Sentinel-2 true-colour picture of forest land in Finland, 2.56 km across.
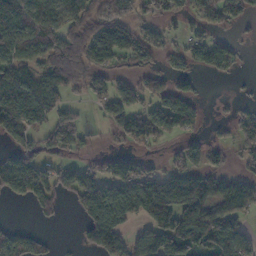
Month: November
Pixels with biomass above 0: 60%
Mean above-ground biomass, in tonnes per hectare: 78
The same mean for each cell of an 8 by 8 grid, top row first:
97 94 86 85 35 50 54 64
105 115 125 134 76 33 78 18
89 90 85 69 50 50 9 6
139 72 29 51 70 127 18 31
62 59 43 22 43 31 52 57
134 81 75 93 105 103 96 53
6 41 79 190 131 178 131 86
74 26 41 145 126 153 162 89
